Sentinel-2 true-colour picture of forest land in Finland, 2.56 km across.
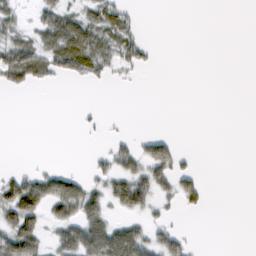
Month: February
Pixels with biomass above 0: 33%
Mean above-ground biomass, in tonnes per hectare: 21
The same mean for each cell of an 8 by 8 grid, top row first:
24 40 33 51 2 0 0 0
48 53 72 37 28 0 0 0
41 24 23 12 2 0 0 0
0 0 3 0 0 0 0 0
0 0 1 20 25 17 0 0
26 35 19 46 55 47 2 0
69 44 60 30 43 12 10 0
64 21 67 77 43 37 0 0
